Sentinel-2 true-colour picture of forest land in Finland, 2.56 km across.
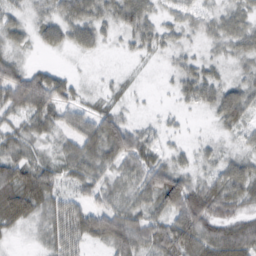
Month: February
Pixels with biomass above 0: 78%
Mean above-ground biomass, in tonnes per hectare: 40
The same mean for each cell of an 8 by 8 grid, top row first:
18 27 53 34 49 22 25 31
21 22 30 4 22 20 11 31
83 66 10 6 2 25 38 26
38 57 41 36 2 9 17 55
37 17 57 89 50 8 11 15
65 53 46 27 68 62 27 57
78 45 44 51 41 89 75 31
6 28 43 74 58 97 76 84
